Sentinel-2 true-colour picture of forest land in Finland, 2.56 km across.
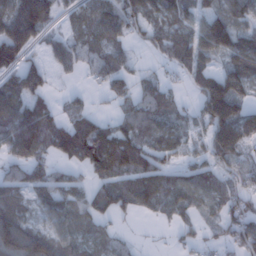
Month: January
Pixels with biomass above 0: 72%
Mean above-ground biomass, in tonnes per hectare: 65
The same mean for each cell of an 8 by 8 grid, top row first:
137 74 46 81 74 64 69 72
122 34 56 56 28 91 90 96
74 43 14 64 31 21 104 103
94 72 44 18 74 40 118 80
103 82 97 109 59 57 73 76
45 58 17 70 80 54 55 51
70 69 61 64 52 58 47 58
121 87 57 38 3 12 21 56
